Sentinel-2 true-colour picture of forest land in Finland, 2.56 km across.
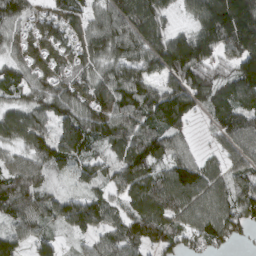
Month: March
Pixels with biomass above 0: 90%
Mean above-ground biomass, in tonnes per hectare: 106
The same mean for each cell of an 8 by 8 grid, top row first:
95 66 95 106 144 44 192 265
67 95 95 107 123 180 157 183
101 93 75 108 102 122 121 163
81 104 99 124 136 175 77 126
73 126 136 99 150 74 18 125
92 50 58 73 121 133 104 96
108 83 116 76 102 114 123 116
95 60 37 84 82 86 106 37
